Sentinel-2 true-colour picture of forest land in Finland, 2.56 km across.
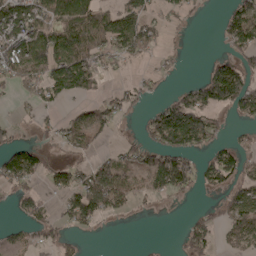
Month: May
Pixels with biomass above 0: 51%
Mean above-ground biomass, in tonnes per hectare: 61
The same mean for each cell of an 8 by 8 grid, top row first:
127 104 146 92 84 28 5 66
105 139 159 80 75 13 0 47
69 99 130 12 19 11 83 84
11 22 48 56 24 145 91 37
62 32 78 16 64 118 54 25
98 57 63 131 76 146 49 57
30 34 119 74 12 4 23 82
24 35 16 1 1 7 67 56
